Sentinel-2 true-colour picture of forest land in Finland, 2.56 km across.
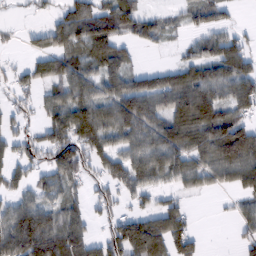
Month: February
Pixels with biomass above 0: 69%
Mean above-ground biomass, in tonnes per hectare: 73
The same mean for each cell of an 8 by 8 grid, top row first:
10 31 112 102 67 29 62 10
10 61 68 80 24 16 63 69
55 83 80 80 76 84 95 105
39 72 113 98 105 103 109 73
59 95 107 75 83 99 107 152
51 62 65 76 78 63 68 98
75 65 52 44 42 65 1 40
121 121 103 91 154 112 7 33
